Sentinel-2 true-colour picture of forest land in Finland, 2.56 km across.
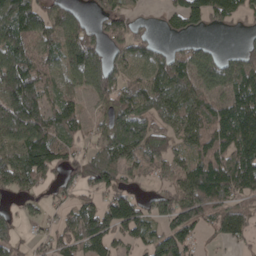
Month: April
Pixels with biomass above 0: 77%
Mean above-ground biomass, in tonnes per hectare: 92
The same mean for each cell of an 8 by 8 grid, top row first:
129 82 44 94 16 65 95 58
102 67 173 76 89 39 46 37
132 56 72 110 97 146 120 138
158 99 56 91 108 114 119 151
123 143 51 139 154 76 113 149
167 69 84 80 37 76 160 146
24 34 79 134 59 126 107 80
40 50 95 78 77 115 19 47
